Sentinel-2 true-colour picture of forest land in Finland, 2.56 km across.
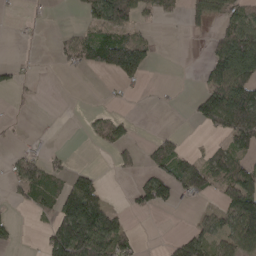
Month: April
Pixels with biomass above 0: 39%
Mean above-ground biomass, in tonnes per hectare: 46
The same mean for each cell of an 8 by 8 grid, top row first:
3 4 23 109 33 21 58 65
1 1 70 159 74 0 27 143
25 1 1 19 29 0 67 133
3 0 4 14 1 3 91 136
8 6 1 42 13 30 15 58
47 60 46 6 30 91 91 99
10 34 169 32 30 15 14 129
17 70 164 108 4 26 54 102
